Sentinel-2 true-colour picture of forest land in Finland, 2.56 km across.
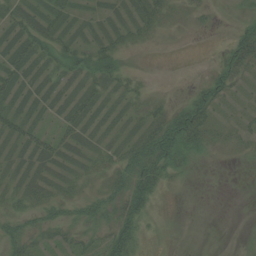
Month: August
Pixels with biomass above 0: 60%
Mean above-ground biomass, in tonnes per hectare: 22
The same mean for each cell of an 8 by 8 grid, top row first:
28 35 16 18 34 6 7 8
37 33 29 30 6 0 1 47
37 26 32 32 6 0 25 21
30 19 40 23 20 38 37 9
27 39 35 22 47 62 23 13
19 27 18 24 57 16 0 0
18 28 20 26 36 0 0 0
30 16 17 50 15 0 0 0
